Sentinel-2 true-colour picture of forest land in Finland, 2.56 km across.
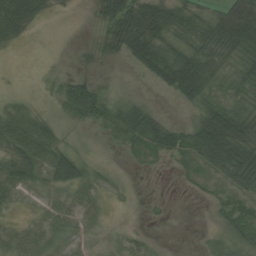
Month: August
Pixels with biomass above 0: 67%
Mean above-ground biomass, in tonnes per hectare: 27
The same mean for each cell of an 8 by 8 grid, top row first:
73 10 1 39 68 43 31 77
10 0 5 22 63 39 51 76
0 4 18 0 10 68 58 39
15 8 33 30 39 1 60 58
39 39 9 19 26 32 88 84
23 24 28 7 1 3 12 64
8 17 25 2 4 1 2 10
24 13 9 7 8 0 12 18
